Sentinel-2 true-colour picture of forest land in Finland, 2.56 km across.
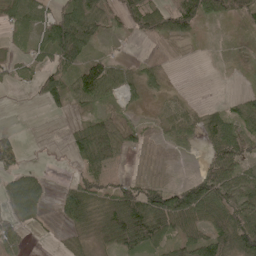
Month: May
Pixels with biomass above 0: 67%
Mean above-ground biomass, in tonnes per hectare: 38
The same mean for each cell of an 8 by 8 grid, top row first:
63 43 90 35 61 76 48 36
14 60 78 5 7 3 3 6
16 52 81 65 34 1 0 3
1 13 18 23 9 35 28 45
17 2 47 51 14 28 38 57
41 10 34 27 10 2 62 56
61 19 65 62 98 97 72 69
33 3 24 46 78 39 60 70
